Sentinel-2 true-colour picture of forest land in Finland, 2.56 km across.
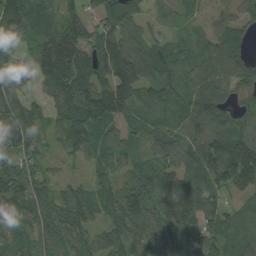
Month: August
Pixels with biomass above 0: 91%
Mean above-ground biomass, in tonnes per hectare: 86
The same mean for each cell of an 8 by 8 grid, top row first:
170 105 78 76 53 38 45 66
46 121 117 104 81 66 72 85
45 81 105 108 99 69 88 90
113 51 110 100 69 59 109 67
92 48 87 84 82 104 105 128
93 57 27 72 97 110 127 160
70 95 113 89 91 125 87 60
58 86 64 86 72 107 71 92
